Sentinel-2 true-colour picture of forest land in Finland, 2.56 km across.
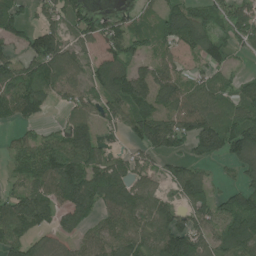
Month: July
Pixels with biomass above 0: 78%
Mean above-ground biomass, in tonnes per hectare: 96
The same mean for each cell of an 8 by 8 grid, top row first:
93 73 103 48 51 117 86 119
56 170 66 79 64 83 93 49
122 118 80 122 108 96 65 44
94 36 90 86 108 121 121 79
56 83 132 22 109 97 144 137
51 141 149 119 70 94 46 55
123 109 138 99 115 88 119 146
105 60 61 105 112 192 92 146
